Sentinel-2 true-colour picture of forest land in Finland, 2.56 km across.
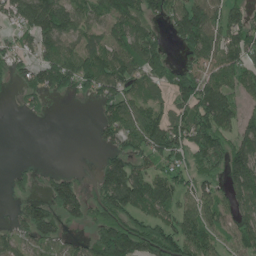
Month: June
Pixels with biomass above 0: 68%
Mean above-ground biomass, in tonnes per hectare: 93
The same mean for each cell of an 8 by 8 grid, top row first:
93 169 88 118 98 100 129 73
64 95 87 109 146 40 106 121
44 99 110 122 90 89 107 82
10 22 0 100 94 70 169 72
0 0 0 69 112 126 130 139
33 48 32 156 112 93 73 168
29 105 111 163 99 90 91 110
80 102 41 226 174 129 88 99
